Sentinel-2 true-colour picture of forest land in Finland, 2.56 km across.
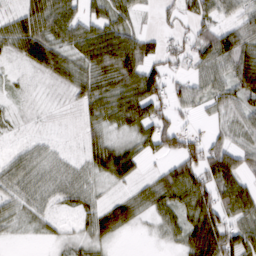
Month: March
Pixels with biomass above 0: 75%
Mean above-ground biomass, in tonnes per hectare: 45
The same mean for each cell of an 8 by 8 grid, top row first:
40 97 61 57 14 27 45 34
41 78 61 99 60 31 72 77
6 24 50 71 106 29 54 80
9 5 22 65 76 38 23 51
9 14 15 41 41 65 46 28
46 33 31 48 21 66 73 43
30 22 33 45 34 54 91 68
7 13 25 29 4 29 107 76
